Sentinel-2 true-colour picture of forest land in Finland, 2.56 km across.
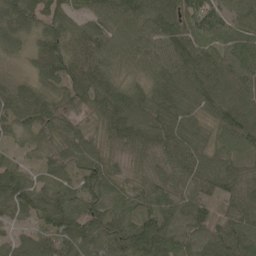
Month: May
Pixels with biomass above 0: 98%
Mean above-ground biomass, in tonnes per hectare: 86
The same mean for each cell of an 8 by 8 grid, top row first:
108 73 50 75 86 111 108 72
51 97 106 78 75 112 94 85
50 78 112 78 54 96 111 92
96 102 72 126 92 85 68 109
40 68 79 71 104 103 62 87
87 52 62 69 63 82 99 89
78 114 102 72 77 94 82 103
56 68 103 105 123 87 98 108
